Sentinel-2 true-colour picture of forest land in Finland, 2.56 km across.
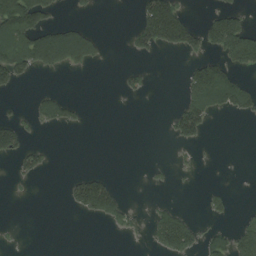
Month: August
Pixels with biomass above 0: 24%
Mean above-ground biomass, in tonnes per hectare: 36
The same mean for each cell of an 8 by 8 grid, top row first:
153 56 5 0 76 109 24 45
130 139 130 2 48 65 52 135
51 2 0 0 20 1 144 44
6 53 15 0 0 40 89 48
66 8 0 0 0 23 8 0
16 10 31 17 3 7 0 1
0 0 51 84 5 25 26 4
2 0 0 2 9 123 44 66
